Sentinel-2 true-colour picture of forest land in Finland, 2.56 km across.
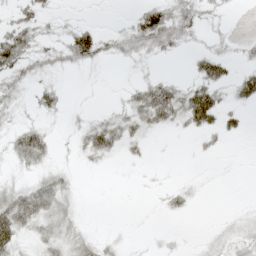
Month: May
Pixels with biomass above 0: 49%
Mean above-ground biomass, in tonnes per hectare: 19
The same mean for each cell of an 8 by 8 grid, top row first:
17 12 3 1 46 49 16 1
51 20 61 21 33 21 11 8
26 12 1 1 14 13 49 36
15 19 5 13 44 45 73 19
31 26 20 37 14 1 8 2
10 23 4 1 2 2 2 1
65 45 10 0 1 13 0 4
42 31 27 8 3 4 7 18
